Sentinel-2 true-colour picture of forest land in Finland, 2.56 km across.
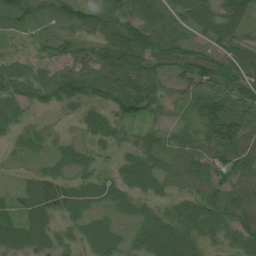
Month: July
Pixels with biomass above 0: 89%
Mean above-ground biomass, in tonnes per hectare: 50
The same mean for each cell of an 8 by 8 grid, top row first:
57 42 59 57 66 51 60 55
15 38 43 75 71 65 37 52
65 56 78 76 78 46 76 82
40 23 28 49 71 18 77 77
23 28 31 32 37 34 67 91
10 51 33 28 54 49 61 68
30 79 39 30 28 42 59 64
54 51 34 43 43 62 30 52
